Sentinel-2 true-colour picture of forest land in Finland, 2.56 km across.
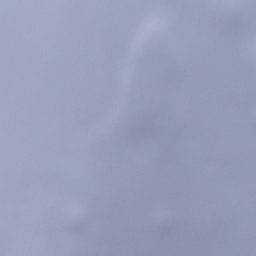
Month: December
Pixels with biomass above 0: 70%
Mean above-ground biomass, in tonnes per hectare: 90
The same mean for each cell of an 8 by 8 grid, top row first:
31 49 46 88 85 27 133 143
56 26 91 77 140 97 55 64
6 63 69 120 101 121 134 114
63 108 145 94 102 172 50 45
100 184 172 162 136 46 46 43
141 238 207 146 58 72 110 52
19 86 206 92 80 13 40 35
48 81 31 22 49 116 193 45
